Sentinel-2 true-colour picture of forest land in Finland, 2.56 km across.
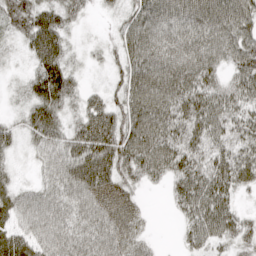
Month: April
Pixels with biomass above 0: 92%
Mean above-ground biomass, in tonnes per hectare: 55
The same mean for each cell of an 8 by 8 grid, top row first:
63 66 25 15 70 66 81 79
19 98 12 26 78 67 74 76
12 93 21 24 86 81 62 59
18 71 39 63 85 69 81 56
30 57 72 83 84 64 60 52
22 37 59 55 49 60 78 63
58 60 55 67 16 28 86 29
64 58 53 61 26 12 53 42
